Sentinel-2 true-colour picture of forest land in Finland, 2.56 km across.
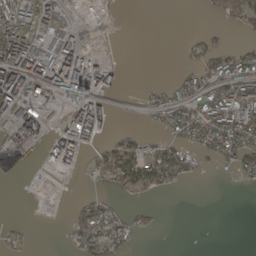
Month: April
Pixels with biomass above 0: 43%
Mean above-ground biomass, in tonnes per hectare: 44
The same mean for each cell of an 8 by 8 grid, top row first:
99 48 11 5 0 0 9 77
154 76 61 1 0 1 37 26
136 111 188 39 2 26 61 104
106 29 112 35 19 85 112 90
58 61 93 31 29 53 65 100
2 13 15 61 70 36 3 33
0 2 35 31 13 0 0 0
23 0 47 52 3 0 0 0
